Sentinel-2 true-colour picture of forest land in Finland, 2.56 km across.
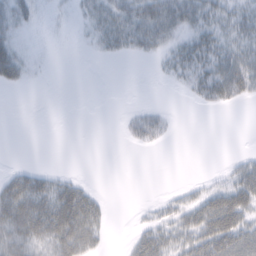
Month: February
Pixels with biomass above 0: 43%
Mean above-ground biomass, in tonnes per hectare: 17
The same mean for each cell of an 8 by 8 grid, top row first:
27 2 10 27 37 40 26 25
21 0 1 15 20 17 32 26
21 0 0 0 0 9 36 46
0 0 0 0 15 2 3 2
0 0 0 0 13 1 0 0
23 19 6 0 0 0 3 25
50 49 58 5 4 17 42 46
38 39 49 3 30 28 48 51
